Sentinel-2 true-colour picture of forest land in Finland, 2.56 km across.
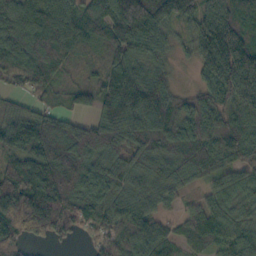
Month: October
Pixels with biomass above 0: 92%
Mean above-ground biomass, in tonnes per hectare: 107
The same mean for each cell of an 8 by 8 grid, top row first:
114 113 105 172 192 120 154 109
145 170 83 102 116 36 220 198
74 83 32 116 132 39 91 216
70 60 46 136 201 119 142 122
125 143 152 105 93 96 103 125
116 163 144 93 77 72 60 67
155 195 102 79 70 29 65 53
76 61 30 78 91 61 59 69
